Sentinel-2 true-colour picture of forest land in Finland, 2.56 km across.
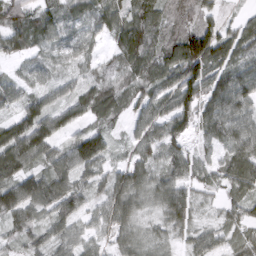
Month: March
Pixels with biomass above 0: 92%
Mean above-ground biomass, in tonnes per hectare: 75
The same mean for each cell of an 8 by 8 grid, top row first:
95 64 64 76 87 62 51 31
67 53 49 39 114 116 158 75
40 36 42 46 85 114 117 91
56 84 82 77 63 117 82 70
126 107 122 49 68 77 45 80
107 95 75 70 80 83 56 97
120 87 67 102 53 99 27 60
46 60 55 57 54 37 59 53
